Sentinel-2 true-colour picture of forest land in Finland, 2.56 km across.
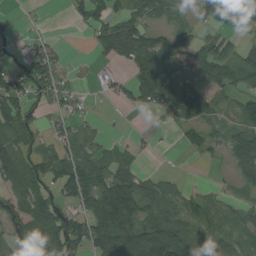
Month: August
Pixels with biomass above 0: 65%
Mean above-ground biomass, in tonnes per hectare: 53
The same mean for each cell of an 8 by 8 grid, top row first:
3 4 28 67 56 33 62 43
22 36 0 95 100 69 57 38
57 82 5 34 79 65 53 37
72 15 17 3 22 47 49 45
68 19 42 11 9 10 50 65
101 64 106 82 35 7 1 35
67 92 54 171 68 46 31 20
73 122 99 118 117 106 53 24
